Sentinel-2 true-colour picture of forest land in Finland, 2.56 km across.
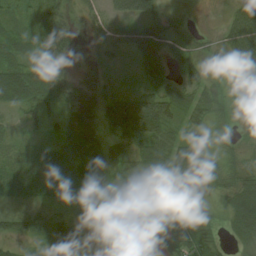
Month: August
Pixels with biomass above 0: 84%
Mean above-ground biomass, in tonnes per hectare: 43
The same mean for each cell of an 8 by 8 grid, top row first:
19 40 17 38 63 18 6 63
38 36 9 29 78 42 18 75
61 75 26 22 48 43 38 26
16 50 78 82 112 51 47 24
15 24 84 49 70 58 34 18
30 41 56 42 37 82 50 42
19 22 44 38 23 74 31 62
35 51 33 41 20 64 51 36
